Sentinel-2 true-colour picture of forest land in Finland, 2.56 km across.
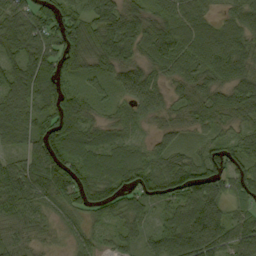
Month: September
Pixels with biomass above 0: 93%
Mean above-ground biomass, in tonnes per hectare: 72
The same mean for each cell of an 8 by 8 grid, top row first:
87 80 62 98 74 76 51 71
84 92 91 92 64 99 100 81
51 67 51 59 93 59 73 69
78 72 79 37 64 42 68 68
42 112 97 71 35 46 49 51
89 100 95 107 78 96 112 73
77 48 64 68 54 88 115 55
49 25 38 16 46 103 96 79
